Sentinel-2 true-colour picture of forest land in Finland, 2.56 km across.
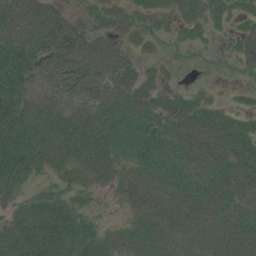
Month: July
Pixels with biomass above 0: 86%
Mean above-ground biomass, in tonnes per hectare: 52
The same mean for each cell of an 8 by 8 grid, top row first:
80 72 32 47 41 33 43 27
85 86 84 62 29 17 12 35
86 56 82 76 46 18 5 9
79 63 51 74 62 66 51 28
72 70 71 58 62 62 77 63
59 23 35 34 48 59 65 64
31 56 32 6 40 49 51 64
55 80 55 27 54 44 44 56
